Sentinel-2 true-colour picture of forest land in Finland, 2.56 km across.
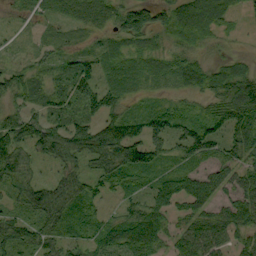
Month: September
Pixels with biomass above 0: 83%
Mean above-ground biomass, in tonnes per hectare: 50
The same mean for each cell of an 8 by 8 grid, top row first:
11 29 44 44 16 50 88 16
10 23 20 45 46 33 26 3
46 31 67 46 31 29 61 80
50 47 51 56 34 34 34 89
79 84 90 116 98 50 70 69
67 17 51 64 41 50 46 47
40 95 43 13 64 43 52 72
70 50 30 63 95 43 83 39
